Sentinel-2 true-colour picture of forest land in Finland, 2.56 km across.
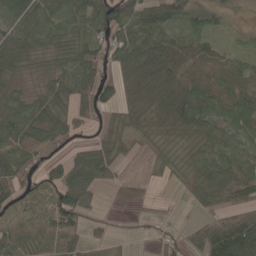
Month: May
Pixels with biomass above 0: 80%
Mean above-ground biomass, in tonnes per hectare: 64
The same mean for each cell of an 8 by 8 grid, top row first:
76 81 76 94 80 57 40 6
56 37 58 77 87 79 61 27
24 29 79 46 102 105 115 87
59 74 70 42 88 117 95 112
76 78 35 59 18 35 59 58
102 49 86 45 9 31 105 107
49 49 73 10 20 7 59 70
63 63 51 24 12 27 127 178
